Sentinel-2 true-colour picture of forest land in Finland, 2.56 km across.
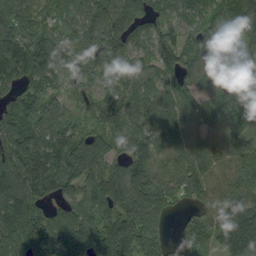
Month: September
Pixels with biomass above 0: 92%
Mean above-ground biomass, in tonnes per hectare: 92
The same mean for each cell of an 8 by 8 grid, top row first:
115 66 102 144 114 58 82 125
109 92 97 120 62 115 59 66
86 82 64 72 66 89 59 39
98 95 57 84 67 71 65 56
124 100 108 81 65 75 45 72
121 136 109 111 106 92 92 102
131 70 104 114 149 37 84 124
108 119 129 184 131 36 75 80
